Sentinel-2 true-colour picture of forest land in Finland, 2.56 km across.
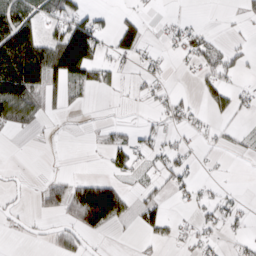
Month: March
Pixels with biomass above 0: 37%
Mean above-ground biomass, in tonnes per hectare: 33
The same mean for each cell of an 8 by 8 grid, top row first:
105 39 60 15 28 9 1 9
161 102 195 38 38 22 46 14
134 86 56 20 18 2 35 16
75 22 5 3 5 28 19 18
0 3 5 42 29 21 5 7
3 11 16 27 13 32 7 0
9 35 107 125 40 8 26 17
2 11 26 2 10 15 20 13
